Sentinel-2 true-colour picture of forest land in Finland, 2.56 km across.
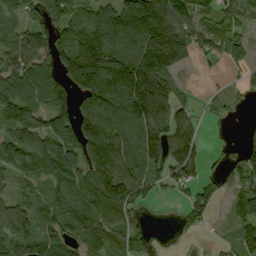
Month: September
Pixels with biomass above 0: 78%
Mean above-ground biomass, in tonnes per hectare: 119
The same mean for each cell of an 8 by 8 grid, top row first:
77 134 110 141 266 190 80 97
133 126 221 176 187 234 76 91
137 139 198 193 260 78 6 34
139 124 131 169 215 117 39 21
119 141 170 210 155 157 28 49
77 106 123 180 123 102 44 97
107 91 133 141 46 28 82 90
139 122 116 105 65 18 11 82
